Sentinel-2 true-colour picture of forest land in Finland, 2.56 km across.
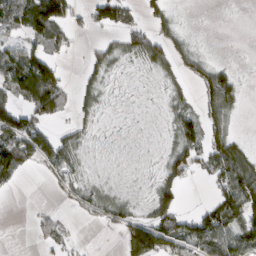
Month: March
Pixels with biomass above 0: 56%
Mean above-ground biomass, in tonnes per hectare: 44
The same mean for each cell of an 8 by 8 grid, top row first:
64 147 23 78 24 18 0 0
49 57 8 33 86 49 6 0
107 124 20 18 7 33 70 23
92 85 26 5 2 40 47 19
109 63 34 5 4 51 61 42
41 25 37 12 8 51 43 104
0 6 24 56 20 53 43 110
0 31 8 1 127 78 120 100
